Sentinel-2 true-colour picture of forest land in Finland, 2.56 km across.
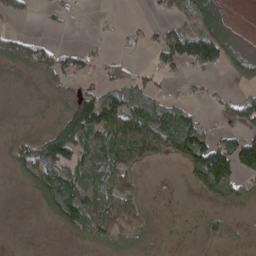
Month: April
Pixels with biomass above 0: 54%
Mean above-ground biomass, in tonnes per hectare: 45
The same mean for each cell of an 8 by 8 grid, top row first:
24 10 6 5 4 43 77 1
48 46 25 6 26 115 167 24
4 32 32 41 31 14 14 37
2 6 129 89 65 70 12 76
35 108 117 87 78 89 103 92
26 115 84 74 10 1 138 76
0 45 124 87 24 0 9 13
0 0 22 41 15 1 13 2
